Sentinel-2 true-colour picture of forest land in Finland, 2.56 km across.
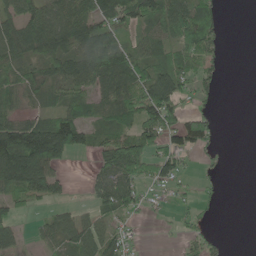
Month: May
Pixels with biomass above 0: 63%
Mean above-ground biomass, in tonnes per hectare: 57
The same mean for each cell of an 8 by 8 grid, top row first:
69 80 82 80 79 98 66 0
75 85 81 97 59 56 58 0
46 61 80 96 81 77 39 0
43 47 48 71 104 69 35 0
156 178 70 83 98 72 44 0
138 105 2 109 69 69 11 0
40 18 17 74 30 16 13 0
43 45 76 76 7 6 34 0
